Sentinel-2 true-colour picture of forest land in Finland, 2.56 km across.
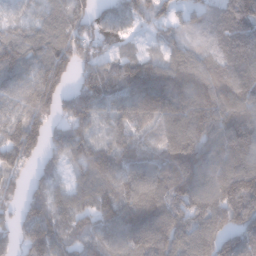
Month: January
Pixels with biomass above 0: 91%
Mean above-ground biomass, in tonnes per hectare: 109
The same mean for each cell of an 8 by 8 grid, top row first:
40 66 102 93 91 61 68 126
111 113 114 56 34 73 75 106
94 145 74 122 165 131 134 108
85 119 125 78 104 122 138 142
156 95 125 86 68 128 132 145
89 68 79 130 128 157 129 97
77 121 91 136 170 132 135 151
78 167 90 107 142 130 123 107
